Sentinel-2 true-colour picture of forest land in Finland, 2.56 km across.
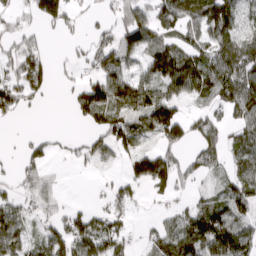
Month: March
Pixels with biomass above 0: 64%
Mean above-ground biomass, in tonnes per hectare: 77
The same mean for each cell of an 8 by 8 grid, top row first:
48 92 38 47 75 110 139 94
73 24 26 109 95 93 96 118
104 60 51 135 98 141 118 127
61 2 68 110 136 92 54 98
10 32 28 93 52 83 55 78
48 52 4 19 128 105 34 87
79 59 28 66 18 42 82 83
90 89 119 97 27 119 138 121
